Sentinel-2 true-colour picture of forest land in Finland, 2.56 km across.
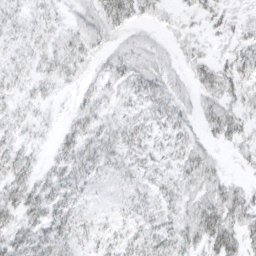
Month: March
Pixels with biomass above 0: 85%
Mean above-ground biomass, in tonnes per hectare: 21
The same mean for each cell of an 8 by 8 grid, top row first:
8 8 14 45 24 13 22 12
10 13 24 18 22 16 11 24
13 16 15 29 33 21 35 34
14 8 21 16 21 26 28 22
18 9 29 21 17 18 16 20
24 19 24 15 13 20 29 6
27 29 19 13 18 19 36 33
27 30 21 18 23 28 33 26
